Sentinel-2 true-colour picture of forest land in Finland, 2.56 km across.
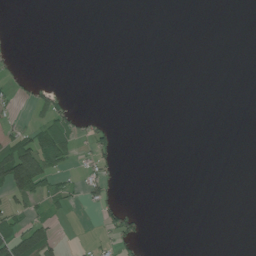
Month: July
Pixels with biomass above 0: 13%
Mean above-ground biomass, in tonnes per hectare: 13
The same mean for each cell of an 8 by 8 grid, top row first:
0 0 0 0 0 0 0 0
3 0 0 0 0 0 0 0
15 4 0 0 0 0 0 0
9 52 16 1 0 0 0 0
73 93 26 28 0 0 0 0
128 63 16 19 0 0 0 0
26 30 9 46 2 0 0 0
97 61 3 27 14 0 0 0
